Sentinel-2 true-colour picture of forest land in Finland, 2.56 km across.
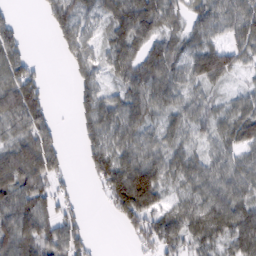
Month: February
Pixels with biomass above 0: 79%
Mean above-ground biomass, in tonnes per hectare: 58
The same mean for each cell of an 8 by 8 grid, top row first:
16 38 59 63 109 44 71 70
68 1 62 54 53 44 71 54
95 15 42 32 72 54 60 17
102 50 45 68 66 42 41 54
68 72 30 69 60 44 37 64
89 70 6 108 114 48 55 59
100 60 24 50 108 51 75 74
92 76 51 0 40 54 60 73
